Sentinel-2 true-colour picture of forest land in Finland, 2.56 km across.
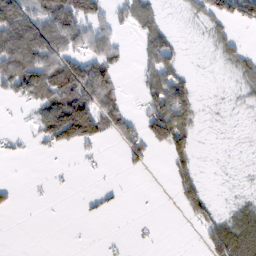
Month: February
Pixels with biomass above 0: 42%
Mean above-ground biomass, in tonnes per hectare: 39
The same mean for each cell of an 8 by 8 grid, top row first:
94 75 100 29 51 4 41 67
107 87 56 52 37 37 9 28
102 92 110 52 31 55 1 29
4 89 166 52 46 110 3 5
9 44 86 19 64 80 1 2
0 3 4 1 5 59 4 3
11 1 5 10 0 15 47 29
0 0 0 3 5 0 50 98
